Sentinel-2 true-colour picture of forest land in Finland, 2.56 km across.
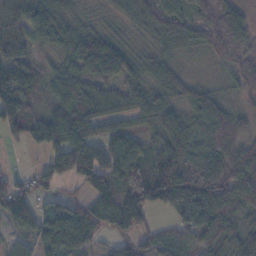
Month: November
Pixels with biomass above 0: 88%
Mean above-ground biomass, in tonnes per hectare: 75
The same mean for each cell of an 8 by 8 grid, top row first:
63 72 36 28 63 55 76 84
79 36 82 93 27 32 55 118
111 50 88 75 78 66 25 74
109 60 98 75 87 67 90 51
19 80 108 89 42 103 89 80
31 58 87 92 85 145 116 131
94 35 53 106 95 100 160 100
33 64 57 36 44 62 83 97
